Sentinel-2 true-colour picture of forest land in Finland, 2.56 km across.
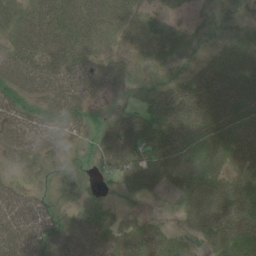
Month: June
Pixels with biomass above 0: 83%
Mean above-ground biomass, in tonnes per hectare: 41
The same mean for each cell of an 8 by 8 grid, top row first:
51 57 59 37 36 29 13 3
50 61 52 24 24 19 7 38
61 62 56 39 12 25 37 42
42 52 42 13 27 46 50 46
51 44 18 42 67 54 58 50
12 15 30 21 85 64 45 31
50 32 29 19 9 20 63 63
60 52 49 50 63 44 47 54
